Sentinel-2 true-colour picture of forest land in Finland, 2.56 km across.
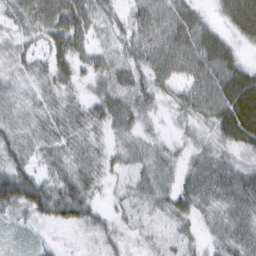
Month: February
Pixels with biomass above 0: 91%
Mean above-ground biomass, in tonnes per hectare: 44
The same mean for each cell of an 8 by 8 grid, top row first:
48 78 83 33 56 66 23 80
36 50 53 37 59 74 75 25
30 40 31 51 46 43 64 72
38 41 39 54 38 26 50 90
51 43 39 25 33 19 32 46
80 38 50 21 39 35 54 48
59 63 62 20 27 42 35 49
11 11 12 30 17 22 24 48
